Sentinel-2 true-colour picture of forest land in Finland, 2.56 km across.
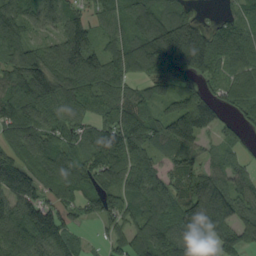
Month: August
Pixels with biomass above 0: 88%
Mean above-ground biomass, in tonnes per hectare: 98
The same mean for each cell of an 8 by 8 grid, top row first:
87 85 72 63 115 106 14 65
97 71 153 60 143 230 130 75
126 161 104 77 68 113 55 64
121 91 74 82 89 100 140 50
93 91 59 142 114 109 40 44
148 89 96 115 103 97 100 72
120 109 63 75 89 121 196 118
121 112 47 43 103 124 100 110
